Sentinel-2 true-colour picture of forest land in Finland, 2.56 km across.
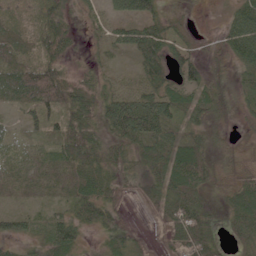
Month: June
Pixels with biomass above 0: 84%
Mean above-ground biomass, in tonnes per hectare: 43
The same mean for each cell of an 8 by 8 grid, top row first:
19 40 17 38 63 18 6 63
38 36 9 29 78 42 18 75
61 75 26 22 48 43 38 26
16 50 78 82 112 51 47 24
15 24 84 49 70 58 34 18
30 41 56 42 37 82 50 42
19 22 44 38 23 74 31 62
35 51 33 41 20 64 51 36
